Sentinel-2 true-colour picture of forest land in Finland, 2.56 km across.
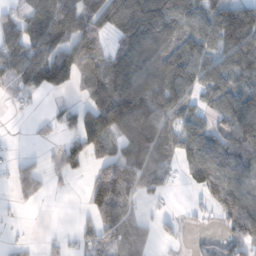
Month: November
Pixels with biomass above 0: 68%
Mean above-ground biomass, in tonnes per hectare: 73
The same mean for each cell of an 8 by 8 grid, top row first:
45 118 118 119 139 87 69 138
105 111 117 44 102 90 74 156
78 106 60 115 122 143 80 68
9 16 70 177 139 93 43 81
1 20 66 63 145 77 88 80
56 40 15 117 93 20 86 96
12 2 8 117 31 5 28 98
10 11 31 56 68 15 16 64
